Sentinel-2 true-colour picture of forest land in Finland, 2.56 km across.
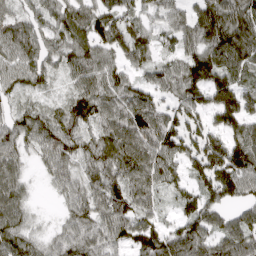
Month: April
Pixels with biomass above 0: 88%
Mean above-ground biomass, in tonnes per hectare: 88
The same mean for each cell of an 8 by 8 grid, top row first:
64 74 98 103 60 72 111 103
98 85 90 95 76 63 110 119
74 54 70 87 57 93 138 86
65 70 103 91 114 82 86 122
84 96 91 106 111 106 120 105
62 46 73 98 106 54 119 133
77 3 85 111 82 51 94 60
94 48 102 86 112 109 85 97
